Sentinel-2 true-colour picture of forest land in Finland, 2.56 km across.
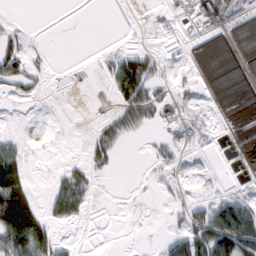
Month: February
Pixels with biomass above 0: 41%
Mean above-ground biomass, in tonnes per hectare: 23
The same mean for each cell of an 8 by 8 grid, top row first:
2 0 0 0 4 57 59 4
36 3 0 7 16 9 0 0
44 7 0 45 83 8 1 0
2 2 0 17 43 6 7 0
22 2 3 39 2 11 6 0
63 5 35 8 2 8 7 2
144 31 37 0 2 16 51 76
100 62 4 0 0 43 98 111
